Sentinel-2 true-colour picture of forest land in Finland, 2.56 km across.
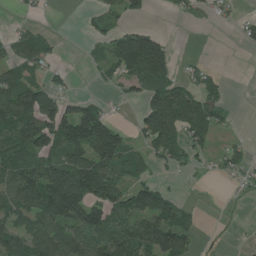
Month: July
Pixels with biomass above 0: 55%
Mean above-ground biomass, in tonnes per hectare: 66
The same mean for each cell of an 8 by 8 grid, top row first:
7 4 7 36 28 12 18 18
55 42 3 88 194 15 0 8
85 40 3 34 125 66 46 0
133 106 104 24 76 177 93 3
84 101 133 145 54 97 48 17
108 146 190 125 36 12 9 34
81 131 132 92 92 69 0 1
81 100 95 104 131 128 3 2
